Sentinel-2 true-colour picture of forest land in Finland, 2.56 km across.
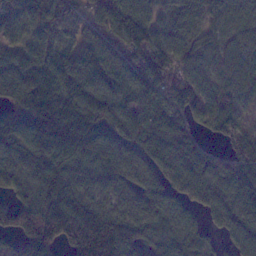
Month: January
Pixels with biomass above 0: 92%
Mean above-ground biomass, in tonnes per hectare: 116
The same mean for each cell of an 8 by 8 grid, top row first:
145 121 68 128 81 75 83 80
70 110 92 127 174 92 67 76
121 161 163 91 146 133 70 75
138 226 170 127 115 136 100 59
109 186 171 136 144 156 65 103
94 147 102 100 85 88 117 152
101 169 153 64 93 75 79 119
99 173 205 177 96 100 52 74
